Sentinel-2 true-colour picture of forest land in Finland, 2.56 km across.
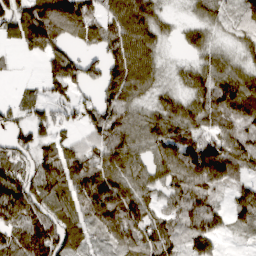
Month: March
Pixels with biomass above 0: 83%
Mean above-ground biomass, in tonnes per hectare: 75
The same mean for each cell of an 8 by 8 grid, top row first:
93 174 152 80 87 18 42 57
27 99 55 91 88 14 51 37
10 68 84 85 79 30 66 76
43 46 45 92 49 62 69 85
59 70 60 96 62 88 90 80
80 86 102 94 58 93 113 51
108 89 81 123 71 86 106 77
83 116 56 61 98 65 102 14
